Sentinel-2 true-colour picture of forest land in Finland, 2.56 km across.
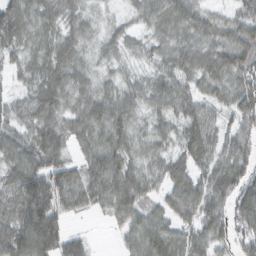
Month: February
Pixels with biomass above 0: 91%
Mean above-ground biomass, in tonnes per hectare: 63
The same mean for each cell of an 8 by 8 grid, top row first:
84 59 45 23 53 82 55 56
46 58 45 38 39 64 63 91
23 66 46 34 42 77 59 70
48 67 56 80 46 71 55 92
68 78 41 79 46 55 78 79
75 100 54 94 60 54 70 71
76 116 38 53 60 59 87 75
93 117 38 7 85 74 83 57
